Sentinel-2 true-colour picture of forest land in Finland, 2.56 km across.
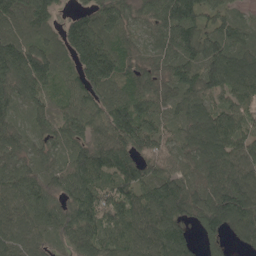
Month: May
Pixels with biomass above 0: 94%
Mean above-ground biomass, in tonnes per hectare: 102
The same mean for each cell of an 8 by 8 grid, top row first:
118 90 64 96 66 152 86 47
136 90 144 114 55 115 111 96
113 104 95 126 97 108 119 110
62 75 112 123 101 73 95 84
84 67 79 122 125 87 120 98
97 74 115 111 99 96 136 142
81 105 132 143 112 126 147 160
103 62 106 98 112 116 53 56
